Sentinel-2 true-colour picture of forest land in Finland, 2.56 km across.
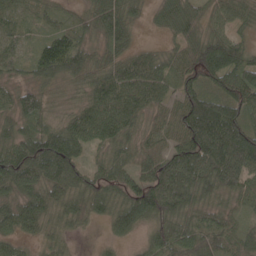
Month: May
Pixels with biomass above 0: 91%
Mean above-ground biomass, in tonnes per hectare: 69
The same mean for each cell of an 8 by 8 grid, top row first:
45 47 38 97 24 84 49 54
43 83 71 63 28 40 91 70
33 54 56 92 101 59 78 82
73 50 58 97 63 65 139 91
86 100 76 72 52 64 148 127
88 84 75 71 73 114 98 94
64 62 61 62 103 78 52 34
43 42 10 33 31 75 70 54
